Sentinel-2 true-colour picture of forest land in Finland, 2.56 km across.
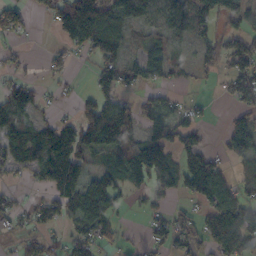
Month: October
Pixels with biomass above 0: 63%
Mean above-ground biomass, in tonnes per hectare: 72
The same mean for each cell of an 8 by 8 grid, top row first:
55 41 194 116 77 104 119 94
17 18 65 105 61 33 60 98
50 21 5 80 51 33 12 98
95 19 55 97 68 53 11 62
94 127 115 63 120 86 34 108
27 108 115 88 109 105 169 43
33 61 126 77 23 29 78 127
32 40 62 46 25 59 88 157
